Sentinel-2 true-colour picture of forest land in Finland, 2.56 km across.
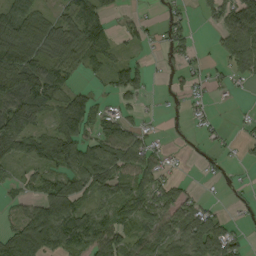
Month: September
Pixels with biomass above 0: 65%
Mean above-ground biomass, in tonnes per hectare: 54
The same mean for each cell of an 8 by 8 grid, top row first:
110 46 82 28 12 24 36 120
117 77 98 42 20 35 7 108
105 84 23 26 36 19 23 27
93 48 97 27 15 5 12 4
76 79 86 93 53 3 10 16
22 54 85 93 87 14 6 3
21 90 65 68 79 71 28 10
92 81 63 90 70 81 110 32
